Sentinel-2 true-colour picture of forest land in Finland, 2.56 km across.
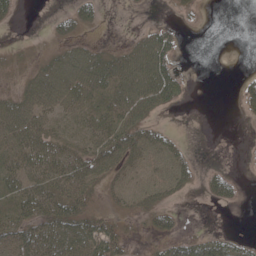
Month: May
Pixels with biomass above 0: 55%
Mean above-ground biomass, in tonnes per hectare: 25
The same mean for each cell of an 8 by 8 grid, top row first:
9 5 25 0 0 4 0 0
4 10 29 14 46 31 0 0
9 48 55 53 65 41 0 8
47 36 32 48 39 5 0 5
50 48 27 51 33 17 0 0
42 50 46 29 20 31 15 6
32 47 45 15 21 11 3 4
46 47 59 57 6 21 29 14
